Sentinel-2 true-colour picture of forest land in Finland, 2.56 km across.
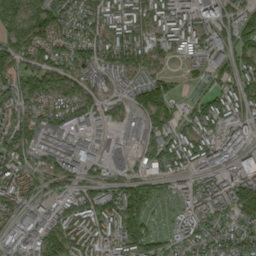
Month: September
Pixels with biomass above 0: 88%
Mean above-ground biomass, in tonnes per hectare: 99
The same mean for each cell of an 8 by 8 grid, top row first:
127 130 80 97 115 123 105 108
132 116 102 129 110 68 103 129
117 119 95 78 118 34 57 99
86 101 100 51 142 80 133 72
133 91 63 54 83 109 107 127
110 73 81 64 79 66 79 124
76 79 146 134 145 47 80 127
67 144 114 89 145 65 92 91
